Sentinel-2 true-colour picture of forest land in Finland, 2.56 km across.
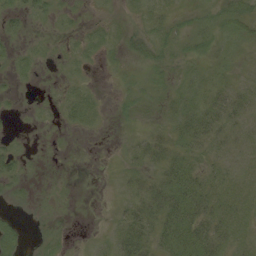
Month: August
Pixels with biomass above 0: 51%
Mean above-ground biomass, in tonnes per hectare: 9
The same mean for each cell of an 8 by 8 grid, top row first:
7 6 3 2 7 6 6 16
4 3 7 7 10 7 6 5
3 1 4 1 5 6 8 5
1 2 17 2 3 11 21 12
3 0 0 0 15 13 12 7
10 1 0 1 12 29 15 12
2 1 0 3 21 39 26 18
13 5 0 13 25 37 34 12
